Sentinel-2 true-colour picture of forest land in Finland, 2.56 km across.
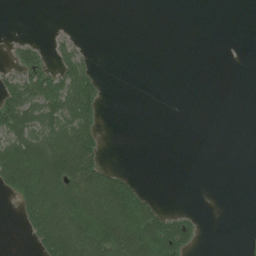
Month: July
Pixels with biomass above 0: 33%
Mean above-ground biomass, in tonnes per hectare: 54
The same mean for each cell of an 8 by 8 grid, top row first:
0 0 0 0 0 0 0 0
24 17 20 0 0 0 0 0
56 90 113 0 0 0 0 0
118 93 119 0 0 0 0 0
114 140 155 0 0 0 0 0
180 220 190 102 3 0 0 0
44 215 204 219 123 5 0 0
0 162 205 196 190 141 1 0
